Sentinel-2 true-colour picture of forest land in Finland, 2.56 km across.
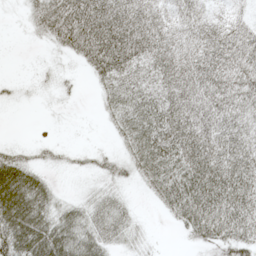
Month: May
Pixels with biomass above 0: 77%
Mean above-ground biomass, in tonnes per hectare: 47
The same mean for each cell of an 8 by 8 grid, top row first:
5 71 100 100 73 37 30 20
0 19 71 106 73 52 54 55
6 12 10 57 48 66 60 49
2 4 2 35 69 68 61 53
13 13 2 12 72 76 75 58
67 19 10 27 45 71 85 71
74 50 34 47 4 63 93 85
72 68 60 38 18 3 46 63
